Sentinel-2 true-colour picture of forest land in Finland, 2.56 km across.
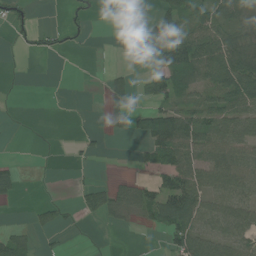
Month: July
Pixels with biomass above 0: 47%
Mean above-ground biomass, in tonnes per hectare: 35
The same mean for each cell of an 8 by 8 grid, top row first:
19 0 15 20 36 64 50 52
7 22 6 0 55 101 81 70
0 0 0 20 15 69 52 96
0 0 1 45 51 65 53 57
0 0 13 1 47 95 60 62
27 1 3 6 12 79 56 61
4 19 24 48 53 116 54 58
47 4 0 0 0 58 62 44
